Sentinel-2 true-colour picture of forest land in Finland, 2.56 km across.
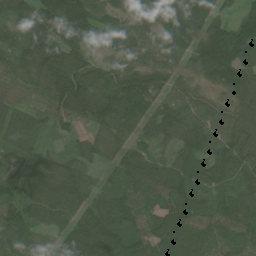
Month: July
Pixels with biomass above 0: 95%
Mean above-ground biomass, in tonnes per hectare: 98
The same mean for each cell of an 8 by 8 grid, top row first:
113 124 131 102 102 124 121 71
99 117 106 108 107 86 162 180
72 104 107 87 102 59 66 145
94 77 88 116 92 100 79 114
64 21 51 80 65 80 103 140
88 140 97 61 104 100 77 97
84 120 99 88 78 89 78 140
65 56 143 108 91 115 100 104
